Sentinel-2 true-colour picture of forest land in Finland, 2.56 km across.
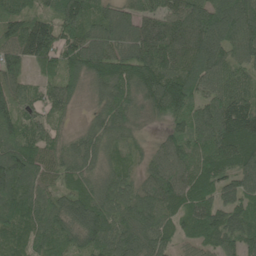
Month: June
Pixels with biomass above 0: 96%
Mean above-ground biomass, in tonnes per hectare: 98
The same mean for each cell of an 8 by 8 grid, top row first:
91 83 143 76 85 108 108 140
109 133 117 86 101 110 136 116
74 53 67 127 119 124 103 71
91 68 21 114 67 108 117 142
114 77 73 73 36 91 109 141
140 77 81 76 66 116 106 110
136 95 119 113 108 88 104 96
79 99 110 108 102 61 78 111
